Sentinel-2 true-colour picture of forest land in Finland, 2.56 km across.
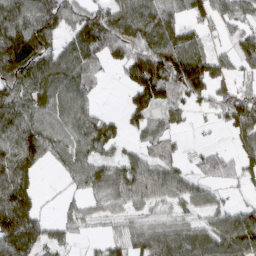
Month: March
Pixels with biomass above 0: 76%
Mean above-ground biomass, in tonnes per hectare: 72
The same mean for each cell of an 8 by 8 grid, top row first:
116 127 88 84 111 70 53 57
145 85 106 75 92 107 50 51
98 101 86 7 116 124 114 44
95 80 76 10 69 48 29 93
101 95 77 57 34 20 11 50
103 6 68 82 84 57 45 54
136 6 38 40 40 34 55 42
141 55 18 35 97 106 98 129
